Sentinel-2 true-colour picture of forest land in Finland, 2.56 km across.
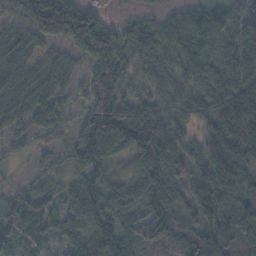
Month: November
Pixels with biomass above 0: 93%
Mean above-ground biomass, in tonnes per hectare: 91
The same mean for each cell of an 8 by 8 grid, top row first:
75 188 142 18 35 54 96 65
92 44 99 115 102 97 91 149
74 69 40 109 54 80 96 141
61 74 37 145 84 74 113 212
30 27 89 111 119 93 113 197
13 45 68 55 99 80 163 136
52 61 97 90 90 100 140 146
52 51 73 115 79 100 126 97
